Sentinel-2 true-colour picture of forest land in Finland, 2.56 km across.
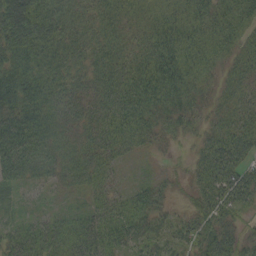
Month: September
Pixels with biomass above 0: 93%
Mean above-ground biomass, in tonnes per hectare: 42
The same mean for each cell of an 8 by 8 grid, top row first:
108 64 34 36 29 37 39 32
74 62 38 37 39 54 42 25
58 50 33 54 60 62 28 31
55 49 38 53 51 43 26 38
76 53 41 43 25 14 39 59
48 35 41 23 8 10 53 56
16 11 15 37 45 16 49 36
46 64 58 48 41 38 52 37
